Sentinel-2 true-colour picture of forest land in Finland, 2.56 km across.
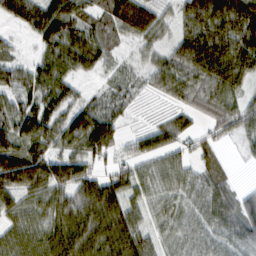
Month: February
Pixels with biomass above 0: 84%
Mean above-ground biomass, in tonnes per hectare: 67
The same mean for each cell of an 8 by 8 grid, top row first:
61 112 70 70 87 44 120 114
21 64 88 29 32 57 112 92
63 87 36 28 27 89 87 62
73 81 84 72 7 37 59 67
79 73 75 59 1 30 30 20
133 103 77 61 56 64 53 5
60 71 99 106 52 58 73 77
63 83 110 116 71 51 62 66
